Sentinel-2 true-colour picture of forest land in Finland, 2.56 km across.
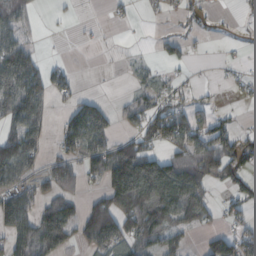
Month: October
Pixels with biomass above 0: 52%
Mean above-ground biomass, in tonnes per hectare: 56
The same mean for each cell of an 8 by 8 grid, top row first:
67 3 3 9 9 18 10 7
79 1 3 2 2 25 4 6
113 64 10 0 22 17 1 13
78 33 84 42 75 63 37 6
95 26 101 67 65 80 91 72
77 54 56 134 225 138 89 54
107 83 53 114 153 117 55 37
69 131 40 48 88 53 41 65
